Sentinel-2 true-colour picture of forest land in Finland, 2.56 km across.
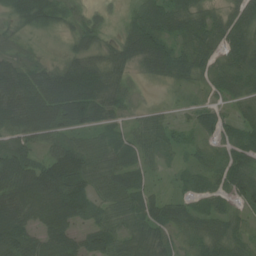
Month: July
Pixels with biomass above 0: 85%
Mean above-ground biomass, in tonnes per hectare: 53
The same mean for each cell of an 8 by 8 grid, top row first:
56 66 32 14 70 74 41 59
22 8 39 39 87 50 50 72
95 68 90 47 14 43 38 65
94 100 91 44 23 14 35 32
55 41 45 45 49 27 34 67
88 93 78 62 31 14 51 72
75 82 66 48 52 47 37 36
73 60 41 62 55 31 56 46
